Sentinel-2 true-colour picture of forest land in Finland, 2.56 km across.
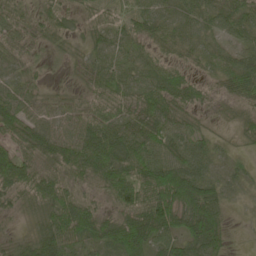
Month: May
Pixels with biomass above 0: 93%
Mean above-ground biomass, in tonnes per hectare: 48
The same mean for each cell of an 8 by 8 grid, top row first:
41 32 25 28 42 36 43 49
46 22 18 42 31 30 27 38
35 12 18 52 43 49 24 60
56 39 44 57 57 49 19 27
50 61 72 80 61 50 34 15
76 47 59 73 74 94 48 27
29 57 69 31 79 94 107 9
25 82 58 62 78 63 95 3
